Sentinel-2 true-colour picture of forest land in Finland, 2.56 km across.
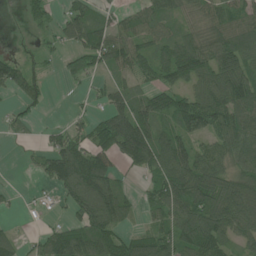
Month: June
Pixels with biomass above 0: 72%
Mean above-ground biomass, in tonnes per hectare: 73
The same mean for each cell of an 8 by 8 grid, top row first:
3 38 84 42 65 54 68 75
9 25 82 96 61 96 77 103
65 20 36 35 41 93 97 125
24 8 16 81 94 112 132 103
7 45 61 120 162 111 64 103
1 60 134 69 43 131 129 81
10 13 102 117 38 107 138 117
35 63 100 93 69 100 127 59
